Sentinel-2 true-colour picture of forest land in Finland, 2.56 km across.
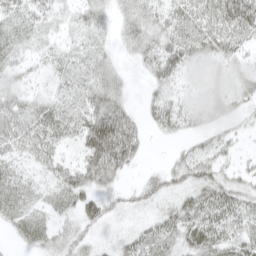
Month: April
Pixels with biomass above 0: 73%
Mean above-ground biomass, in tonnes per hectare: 26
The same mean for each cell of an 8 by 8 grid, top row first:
26 23 19 19 36 28 37 60
23 18 17 11 33 39 35 25
18 10 24 28 9 22 18 22
36 27 28 55 15 32 30 18
30 28 28 77 17 8 24 14
24 17 33 35 11 24 33 23
28 20 37 15 14 28 42 33
10 23 22 9 27 29 39 29
